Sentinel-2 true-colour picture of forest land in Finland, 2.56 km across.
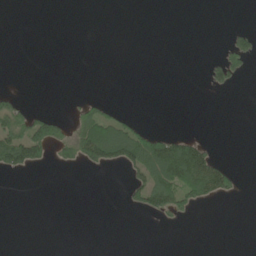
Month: June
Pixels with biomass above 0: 16%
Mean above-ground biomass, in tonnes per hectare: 22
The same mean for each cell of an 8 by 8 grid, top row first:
0 0 0 0 0 0 0 0
0 0 0 0 0 0 0 53
0 0 0 0 0 0 25 16
80 27 37 27 1 0 0 0
127 114 87 156 106 78 22 0
18 0 1 2 63 116 108 13
0 0 0 0 52 66 13 0
0 0 0 0 0 0 0 0
